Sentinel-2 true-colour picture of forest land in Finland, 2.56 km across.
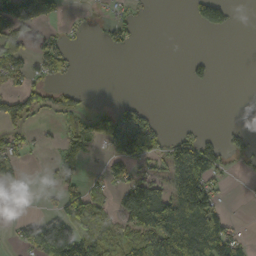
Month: October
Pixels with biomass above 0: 40%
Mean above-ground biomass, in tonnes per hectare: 52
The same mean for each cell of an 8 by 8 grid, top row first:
138 70 4 23 6 0 92 3
65 46 5 21 1 0 0 0
36 41 2 0 0 0 23 0
70 38 40 62 38 0 0 0
46 10 63 74 109 65 57 27
38 10 40 52 46 137 114 6
2 12 95 38 197 119 128 0
33 230 167 57 85 198 175 45
